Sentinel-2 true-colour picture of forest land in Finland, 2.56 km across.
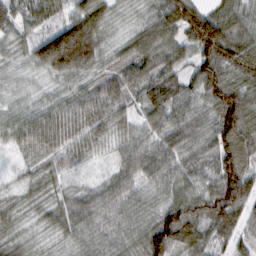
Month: February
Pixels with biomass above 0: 97%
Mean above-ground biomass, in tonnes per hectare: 67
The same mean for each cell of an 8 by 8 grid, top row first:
64 72 76 31 37 113 83 59
33 153 175 35 65 60 123 91
30 32 49 60 78 70 108 68
40 60 67 59 43 70 65 132
39 59 49 26 55 73 65 124
19 35 20 38 63 65 59 132
30 40 78 81 52 90 96 93
39 23 53 59 83 114 73 45
